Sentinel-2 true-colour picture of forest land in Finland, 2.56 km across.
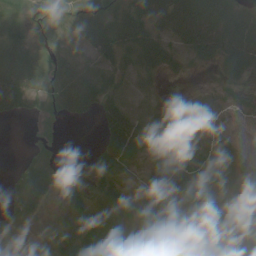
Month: June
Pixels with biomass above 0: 62%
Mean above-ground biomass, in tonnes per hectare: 29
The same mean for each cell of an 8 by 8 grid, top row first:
23 19 32 25 49 92 69 42
36 24 17 39 58 39 69 78
51 41 66 12 12 10 1 29
29 14 42 35 11 8 16 11
0 5 0 40 28 27 27 31
16 33 11 27 26 59 12 31
25 14 25 28 23 24 45 6
7 14 50 35 14 21 30 32
